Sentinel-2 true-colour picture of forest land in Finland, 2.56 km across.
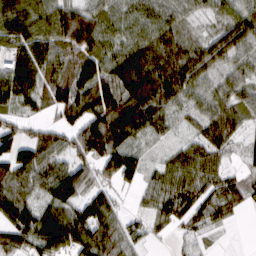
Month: March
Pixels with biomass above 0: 87%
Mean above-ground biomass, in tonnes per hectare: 69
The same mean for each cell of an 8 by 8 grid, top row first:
106 87 72 73 81 68 37 76
82 87 64 65 67 87 70 81
121 74 84 66 58 105 61 66
47 34 101 114 110 55 63 75
89 98 90 128 43 28 78 34
83 102 75 58 45 66 60 40
89 62 68 56 29 78 64 35
64 88 91 69 35 14 14 0
